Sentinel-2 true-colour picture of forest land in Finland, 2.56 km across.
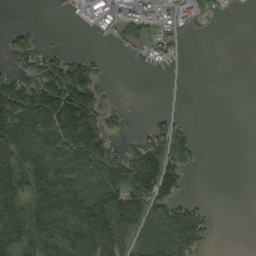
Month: September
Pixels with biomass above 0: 53%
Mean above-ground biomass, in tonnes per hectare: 79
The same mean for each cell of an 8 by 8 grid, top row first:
0 0 30 69 75 58 18 2
50 22 5 8 30 32 0 0
71 130 146 8 0 3 0 0
174 191 210 35 3 16 0 0
198 180 199 56 85 138 2 0
174 182 126 146 192 95 0 0
169 198 173 186 133 83 18 0
158 156 177 147 87 169 34 0
